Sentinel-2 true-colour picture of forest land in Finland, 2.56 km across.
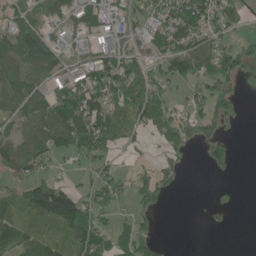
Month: June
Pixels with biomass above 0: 60%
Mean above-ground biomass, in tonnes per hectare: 56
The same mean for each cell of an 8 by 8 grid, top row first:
47 43 47 60 41 82 86 37
78 73 36 80 37 84 71 50
66 49 95 128 69 79 59 44
51 80 176 89 72 39 74 19
70 73 97 53 19 53 76 5
42 32 19 43 49 35 6 2
44 130 100 50 37 0 3 0
70 48 103 90 72 0 0 0
